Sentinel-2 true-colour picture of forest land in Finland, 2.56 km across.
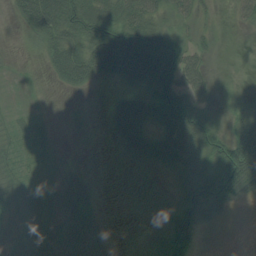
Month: August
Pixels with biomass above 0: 74%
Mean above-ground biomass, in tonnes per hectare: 34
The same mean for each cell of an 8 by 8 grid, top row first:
25 81 70 52 55 32 17 24
4 37 55 77 73 44 23 2
7 10 43 25 41 56 29 2
11 4 6 28 48 71 35 22
24 18 2 15 51 69 62 81
32 18 27 8 12 30 75 105
46 37 41 6 13 41 67 6
37 44 45 9 10 43 2 0
